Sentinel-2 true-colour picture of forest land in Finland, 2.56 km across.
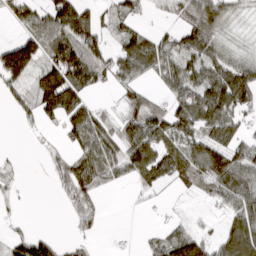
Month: March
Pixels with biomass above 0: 66%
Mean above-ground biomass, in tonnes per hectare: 64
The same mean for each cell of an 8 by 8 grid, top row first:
64 85 119 46 24 46 109 26
133 89 107 44 115 60 81 34
72 108 115 41 45 74 87 110
24 83 112 22 92 86 111 67
1 10 74 78 127 80 103 58
17 13 118 50 74 76 102 114
8 0 60 0 5 5 11 78
50 55 25 3 13 79 41 114
